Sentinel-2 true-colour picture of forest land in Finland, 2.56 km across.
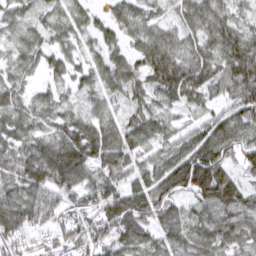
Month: March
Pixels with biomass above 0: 91%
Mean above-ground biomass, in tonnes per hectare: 67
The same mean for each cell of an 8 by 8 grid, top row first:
38 35 42 40 45 38 86 46
45 47 35 45 69 66 71 111
45 31 41 60 63 117 78 119
67 51 42 40 62 37 43 81
60 64 119 90 62 58 104 83
67 102 86 66 65 129 155 58
98 66 53 106 95 63 76 83
55 33 57 74 69 57 68 58
